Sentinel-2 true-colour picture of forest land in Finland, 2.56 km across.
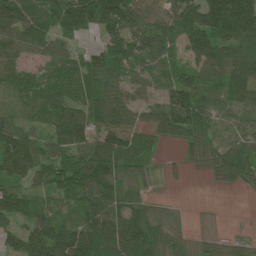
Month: June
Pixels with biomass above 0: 87%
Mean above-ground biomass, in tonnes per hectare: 93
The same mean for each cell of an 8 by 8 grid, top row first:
159 103 163 152 124 126 153 191
83 72 36 101 134 69 146 116
84 72 81 88 78 80 73 120
78 93 100 139 68 148 72 67
143 75 99 140 76 47 89 71
94 87 123 128 55 5 29 92
110 54 71 112 91 16 11 0
79 131 130 125 134 69 59 35
